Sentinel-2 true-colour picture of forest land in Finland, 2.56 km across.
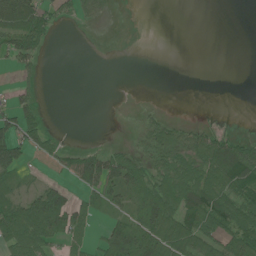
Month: June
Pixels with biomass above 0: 43%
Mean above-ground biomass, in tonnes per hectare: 32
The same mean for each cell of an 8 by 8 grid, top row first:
49 34 18 4 0 0 0 0
59 14 0 0 0 0 0 0
9 0 0 0 0 0 0 0
44 8 0 0 9 1 0 0
61 30 8 8 20 60 59 59
25 7 66 58 65 70 70 92
46 93 40 30 75 70 89 86
66 48 35 53 92 87 64 86
